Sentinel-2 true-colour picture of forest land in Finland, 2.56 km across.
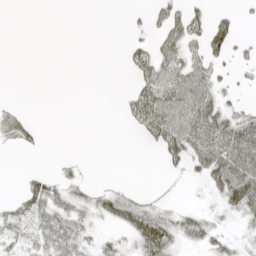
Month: April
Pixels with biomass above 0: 41%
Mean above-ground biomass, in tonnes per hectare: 21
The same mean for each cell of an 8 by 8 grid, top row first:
0 0 0 0 10 38 32 16
0 0 0 0 22 36 57 17
0 0 0 0 31 38 38 8
15 0 0 0 54 54 48 25
20 2 0 0 10 48 56 65
2 22 14 1 0 7 38 70
26 47 29 38 33 13 10 40
30 43 33 13 50 29 24 10
